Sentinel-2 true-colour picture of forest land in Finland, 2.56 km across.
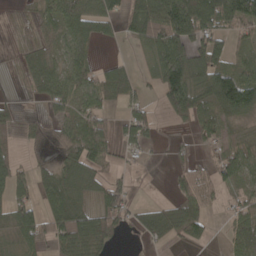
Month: April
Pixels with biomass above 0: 65%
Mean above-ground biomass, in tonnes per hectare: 53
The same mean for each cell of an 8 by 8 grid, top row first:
9 47 90 48 97 157 130 106
16 38 42 4 31 106 96 26
13 73 52 56 20 110 82 97
23 29 62 25 50 62 56 86
19 28 134 51 43 11 22 55
68 39 61 30 5 31 35 53
73 69 53 65 22 62 36 45
36 57 85 32 25 34 29 59
